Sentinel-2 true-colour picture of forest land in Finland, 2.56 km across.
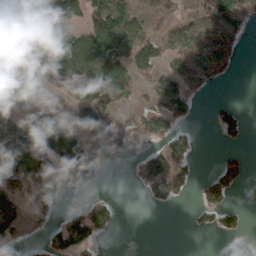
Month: March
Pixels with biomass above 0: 49%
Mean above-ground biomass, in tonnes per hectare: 61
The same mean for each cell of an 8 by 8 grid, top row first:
92 139 71 75 45 42 52 92
65 92 137 89 72 48 54 18
163 60 105 117 40 78 45 3
91 63 77 65 44 63 6 29
141 146 98 36 23 74 0 11
145 94 95 3 91 117 28 57
86 23 45 42 8 15 67 22
38 53 113 6 0 0 0 8
